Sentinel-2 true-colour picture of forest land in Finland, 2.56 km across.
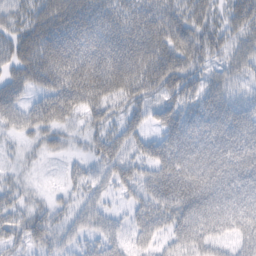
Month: February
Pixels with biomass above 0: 81%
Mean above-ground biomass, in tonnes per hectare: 51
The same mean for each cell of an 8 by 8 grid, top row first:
39 62 69 57 56 53 41 57
53 73 84 94 74 72 54 51
49 60 82 86 66 59 39 34
48 63 46 35 37 50 60 57
14 30 15 57 40 71 68 76
14 2 24 42 43 83 77 70
31 28 32 18 45 66 69 66
37 45 27 42 34 42 49 38
